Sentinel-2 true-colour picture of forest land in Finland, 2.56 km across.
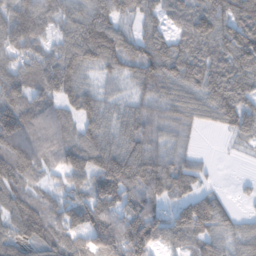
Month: February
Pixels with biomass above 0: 87%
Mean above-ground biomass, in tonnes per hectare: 93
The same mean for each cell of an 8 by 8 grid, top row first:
132 99 104 91 71 68 84 112
112 65 139 132 96 92 89 74
107 108 93 53 104 113 113 119
148 102 109 68 74 93 75 119
127 94 102 75 74 51 0 24
107 46 83 178 154 136 25 6
94 80 119 125 127 90 124 16
83 90 79 136 113 81 93 76
